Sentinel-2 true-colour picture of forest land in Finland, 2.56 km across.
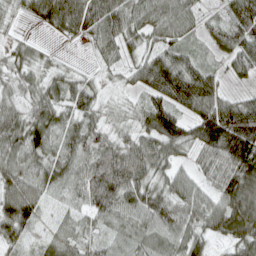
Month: April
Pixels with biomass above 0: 91%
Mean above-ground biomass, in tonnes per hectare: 65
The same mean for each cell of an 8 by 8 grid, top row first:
25 93 116 94 74 81 27 92
33 12 7 54 50 52 22 74
51 47 35 16 69 119 72 24
48 71 57 29 62 73 97 100
70 67 67 59 70 79 100 132
79 64 63 105 77 54 41 110
111 27 44 75 84 74 74 113
54 36 51 40 62 69 54 84
